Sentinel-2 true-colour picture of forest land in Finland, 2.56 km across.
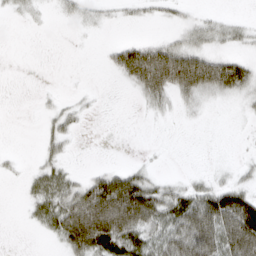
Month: April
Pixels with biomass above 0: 47%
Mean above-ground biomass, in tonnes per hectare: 33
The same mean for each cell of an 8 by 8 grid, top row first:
11 6 19 10 11 12 13 6
0 0 1 22 53 52 33 16
0 0 0 7 91 98 97 71
0 12 15 0 9 13 9 7
0 22 3 0 1 0 0 2
7 42 16 53 36 6 11 11
1 53 95 128 102 65 95 113
0 11 101 97 62 76 94 122
